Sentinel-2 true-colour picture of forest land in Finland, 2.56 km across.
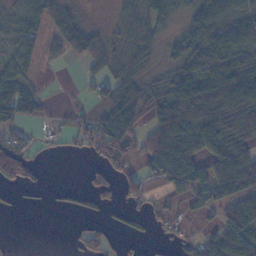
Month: November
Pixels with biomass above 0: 61%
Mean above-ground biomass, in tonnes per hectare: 53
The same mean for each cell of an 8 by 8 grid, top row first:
37 55 26 11 48 43 88 61
54 23 66 34 48 49 125 90
62 2 10 54 46 84 94 123
85 10 25 85 78 108 105 124
70 11 28 85 56 132 97 68
93 5 6 41 65 101 70 63
10 7 25 31 30 22 20 71
3 0 36 31 21 19 40 87
